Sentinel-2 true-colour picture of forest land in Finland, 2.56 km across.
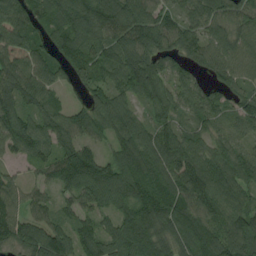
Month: August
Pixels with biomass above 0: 93%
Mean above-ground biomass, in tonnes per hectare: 93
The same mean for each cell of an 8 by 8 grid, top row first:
94 84 118 128 112 72 88 91
107 77 105 87 116 87 86 94
98 76 61 77 146 62 48 72
100 74 69 108 48 71 74 74
88 75 93 61 111 111 74 52
41 65 117 98 108 142 127 94
101 82 67 80 124 118 120 100
97 131 95 101 129 100 110 122
